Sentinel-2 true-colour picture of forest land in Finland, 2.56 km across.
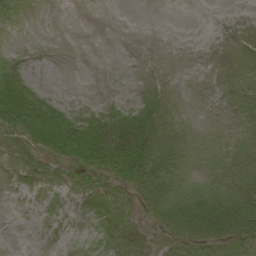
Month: September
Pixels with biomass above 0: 38%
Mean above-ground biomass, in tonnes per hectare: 7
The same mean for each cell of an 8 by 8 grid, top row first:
2 0 0 0 0 0 0 0
1 0 0 0 0 0 0 2
14 1 0 0 0 0 0 4
28 20 6 9 10 1 0 2
5 26 42 28 25 8 1 3
1 2 13 19 26 10 3 8
0 0 2 11 11 22 22 24
0 0 0 3 4 12 16 16
